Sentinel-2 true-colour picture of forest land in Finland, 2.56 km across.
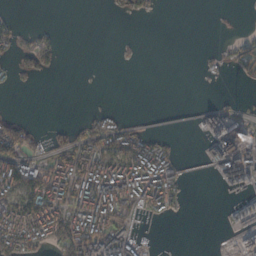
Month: October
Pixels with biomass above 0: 38%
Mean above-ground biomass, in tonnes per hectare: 42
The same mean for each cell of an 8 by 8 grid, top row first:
8 0 0 6 14 0 4 1
40 49 0 1 2 0 10 33
15 6 0 0 0 0 8 14
4 0 4 20 1 2 50 38
109 27 70 69 71 16 59 128
111 101 122 121 117 55 11 118
101 126 96 111 65 27 0 54
107 72 120 115 23 1 0 39
